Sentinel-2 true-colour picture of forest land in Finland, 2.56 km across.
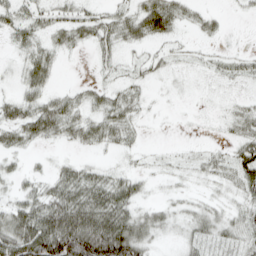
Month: April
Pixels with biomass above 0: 71%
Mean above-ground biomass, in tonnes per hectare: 30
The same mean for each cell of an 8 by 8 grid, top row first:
27 25 31 27 59 39 18 5
17 29 16 23 18 14 8 5
16 30 5 15 16 7 13 26
40 53 32 40 13 2 7 26
31 14 22 23 7 2 7 38
20 21 43 28 18 10 19 37
42 60 74 71 25 19 25 32
87 105 119 113 51 14 39 33
